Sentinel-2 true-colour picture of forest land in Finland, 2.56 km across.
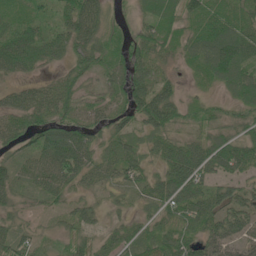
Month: June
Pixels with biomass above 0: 87%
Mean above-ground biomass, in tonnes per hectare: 53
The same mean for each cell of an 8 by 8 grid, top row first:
27 28 89 22 35 58 74 62
94 74 54 47 57 41 82 95
32 20 30 44 64 24 37 85
53 52 42 41 69 48 29 42
44 77 77 45 37 56 67 64
46 85 60 44 47 86 58 47
33 25 39 16 23 71 70 73
60 23 45 43 56 76 70 66
